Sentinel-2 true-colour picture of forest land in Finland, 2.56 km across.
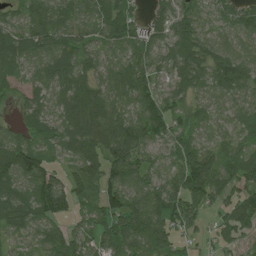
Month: July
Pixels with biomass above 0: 90%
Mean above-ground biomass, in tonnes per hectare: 68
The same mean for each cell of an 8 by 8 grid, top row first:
47 79 60 79 34 80 45 70
85 76 63 53 63 87 61 36
45 79 73 56 80 68 65 106
24 62 102 77 79 60 45 49
71 55 115 131 83 62 43 48
83 67 81 83 60 65 111 83
74 87 41 74 80 83 47 101
35 62 52 74 84 50 21 41
